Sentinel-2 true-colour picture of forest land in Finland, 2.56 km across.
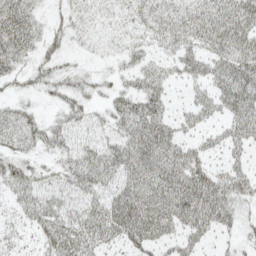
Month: May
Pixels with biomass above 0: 75%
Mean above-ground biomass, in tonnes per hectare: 33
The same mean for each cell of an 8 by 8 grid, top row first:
48 13 20 19 33 40 42 54
39 20 10 13 22 36 36 50
18 32 23 16 31 17 35 55
26 10 31 29 47 14 25 46
28 30 32 31 49 41 21 28
40 22 43 37 46 61 46 35
21 43 31 46 59 67 65 24
13 40 53 32 44 32 18 12
